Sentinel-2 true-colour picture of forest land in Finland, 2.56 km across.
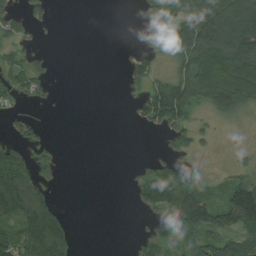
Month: August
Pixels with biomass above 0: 48%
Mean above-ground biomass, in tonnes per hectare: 58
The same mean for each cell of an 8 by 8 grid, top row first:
58 33 0 0 27 90 139 136
39 9 0 0 32 93 164 140
76 57 0 0 66 92 130 110
30 4 0 0 74 169 47 54
81 29 0 0 0 59 16 5
139 35 0 0 32 55 11 42
138 111 0 0 48 106 113 194
99 196 9 0 49 53 73 120
